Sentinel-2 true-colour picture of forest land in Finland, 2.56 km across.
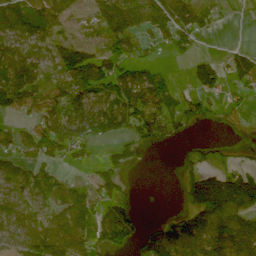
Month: June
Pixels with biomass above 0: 65%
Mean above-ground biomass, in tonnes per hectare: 70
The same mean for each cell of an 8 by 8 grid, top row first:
119 90 21 129 95 109 42 2
78 41 76 50 31 37 1 24
137 53 120 106 84 23 73 49
48 77 103 124 96 63 31 23
50 92 86 33 41 19 18 11
93 55 17 75 0 20 93 95
78 62 107 108 7 23 194 113
63 107 81 97 82 145 110 124
